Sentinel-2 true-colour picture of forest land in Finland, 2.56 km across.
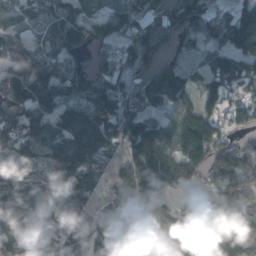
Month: November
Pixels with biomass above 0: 88%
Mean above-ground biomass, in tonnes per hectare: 137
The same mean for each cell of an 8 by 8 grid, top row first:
99 112 133 91 164 166 137 168
87 93 76 89 191 55 79 189
202 226 129 157 107 93 91 166
123 181 170 239 120 99 107 103
123 183 250 95 194 142 144 92
130 110 176 68 200 146 97 199
97 124 110 72 137 127 230 139
163 102 153 109 133 164 196 142
